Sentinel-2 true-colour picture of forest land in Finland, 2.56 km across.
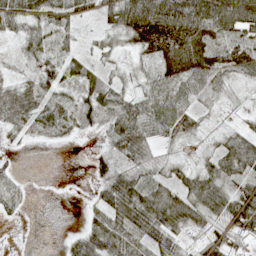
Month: May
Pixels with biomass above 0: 77%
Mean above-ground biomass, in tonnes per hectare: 45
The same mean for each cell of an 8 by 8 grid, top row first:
60 50 33 51 106 103 93 94
19 44 20 30 44 67 42 39
26 42 43 23 25 42 40 19
65 54 50 54 60 58 17 15
12 10 4 55 74 31 17 57
24 1 0 75 52 35 58 47
31 0 7 76 104 77 69 86
2 0 53 81 60 34 48 45
